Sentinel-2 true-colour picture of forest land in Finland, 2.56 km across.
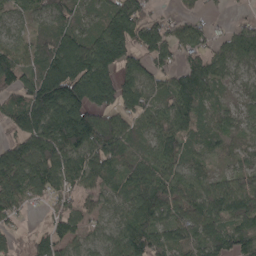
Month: April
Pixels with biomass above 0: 88%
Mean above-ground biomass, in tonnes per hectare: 102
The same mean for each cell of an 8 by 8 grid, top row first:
50 88 65 133 119 46 29 19
74 116 136 212 149 103 75 99
121 209 227 152 111 86 104 43
98 196 222 121 88 117 62 58
90 142 188 138 67 105 59 48
123 107 116 73 108 107 68 76
68 33 69 65 131 119 112 108
38 87 62 81 127 82 93 89
